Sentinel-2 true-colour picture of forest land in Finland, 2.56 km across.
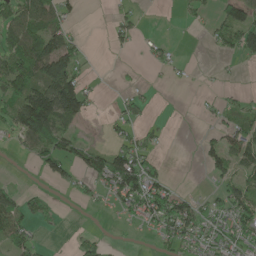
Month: May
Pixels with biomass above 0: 46%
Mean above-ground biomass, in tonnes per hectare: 42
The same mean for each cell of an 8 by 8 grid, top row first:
69 81 14 17 9 5 19 83
75 93 28 14 10 9 9 67
104 131 65 2 5 9 3 4
74 158 73 12 25 0 14 53
21 78 47 39 36 0 31 74
3 31 38 118 98 5 25 59
63 29 11 19 71 82 38 78
62 4 20 4 4 61 58 58
